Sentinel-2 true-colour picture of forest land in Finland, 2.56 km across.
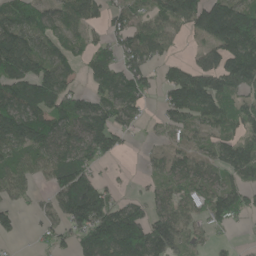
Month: June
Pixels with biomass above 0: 74%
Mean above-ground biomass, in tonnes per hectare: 86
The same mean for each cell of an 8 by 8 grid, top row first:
93 77 70 68 83 134 179 166
162 73 55 62 108 26 75 186
135 136 35 96 70 112 134 146
135 108 110 93 38 113 126 83
91 115 107 58 13 51 58 98
71 52 88 12 22 72 60 82
46 39 103 83 54 77 90 90
21 30 63 126 148 120 39 11
